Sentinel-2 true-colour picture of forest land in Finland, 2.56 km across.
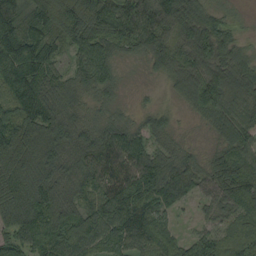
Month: September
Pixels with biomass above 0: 93%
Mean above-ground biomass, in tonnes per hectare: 93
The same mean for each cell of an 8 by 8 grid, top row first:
82 121 172 143 112 166 92 16
120 89 101 87 91 96 144 57
133 85 72 59 10 77 133 114
125 112 58 43 26 23 87 91
185 106 78 108 56 35 24 95
126 92 70 100 131 100 89 149
136 112 81 125 108 41 35 86
102 129 111 105 87 68 58 70
